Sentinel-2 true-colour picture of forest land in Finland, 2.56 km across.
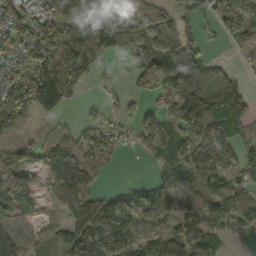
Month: October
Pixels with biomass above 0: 72%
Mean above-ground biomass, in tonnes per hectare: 90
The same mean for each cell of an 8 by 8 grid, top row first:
90 113 156 40 61 70 48 100
76 166 153 71 50 146 34 32
122 244 119 14 65 164 107 35
140 81 10 29 68 125 157 122
37 72 75 61 73 136 136 88
120 86 157 15 4 91 111 55
66 31 131 110 94 83 93 110
91 39 124 149 73 114 124 34
